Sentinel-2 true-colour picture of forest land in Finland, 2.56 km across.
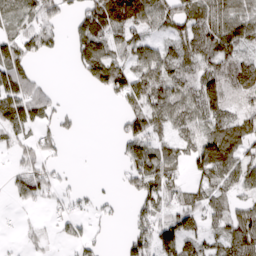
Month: March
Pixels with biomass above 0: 65%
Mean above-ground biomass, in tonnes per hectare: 68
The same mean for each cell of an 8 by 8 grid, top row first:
67 88 71 142 97 67 93 83
97 52 79 78 66 66 91 67
127 15 24 135 104 91 106 117
119 71 17 9 107 84 100 62
61 41 1 9 106 59 110 100
68 71 8 9 115 54 83 84
13 20 29 22 58 72 70 56
8 20 50 7 74 108 51 108
